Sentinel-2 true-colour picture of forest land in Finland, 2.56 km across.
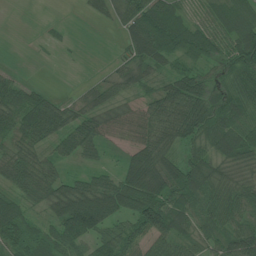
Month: July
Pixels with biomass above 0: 82%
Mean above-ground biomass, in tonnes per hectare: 56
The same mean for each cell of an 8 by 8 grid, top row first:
0 1 4 30 83 57 42 61
0 9 1 3 84 64 67 91
29 2 6 37 45 59 59 75
79 87 51 57 55 94 98 67
46 44 68 26 68 59 67 83
59 55 32 35 119 88 75 48
47 41 130 94 105 82 66 57
53 49 74 64 55 66 46 73
